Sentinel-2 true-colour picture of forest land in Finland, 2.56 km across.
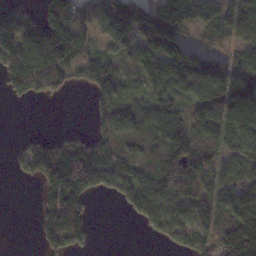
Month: November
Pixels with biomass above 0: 70%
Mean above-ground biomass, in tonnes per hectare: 95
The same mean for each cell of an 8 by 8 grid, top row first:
92 116 107 152 164 172 88 85
131 161 132 80 99 116 42 75
87 105 71 121 82 141 144 139
0 0 0 122 85 90 116 126
27 90 113 119 74 165 102 95
26 128 167 119 87 152 96 68
0 90 83 4 138 119 105 112
0 74 60 0 7 78 112 200
